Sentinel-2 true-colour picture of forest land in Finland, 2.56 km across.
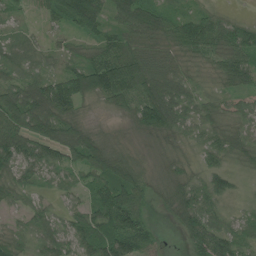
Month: June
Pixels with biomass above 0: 93%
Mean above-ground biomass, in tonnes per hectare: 65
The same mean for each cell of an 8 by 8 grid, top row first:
22 41 135 56 107 68 69 20
50 29 31 72 64 56 82 114
52 72 108 128 103 75 21 70
102 117 42 32 116 89 45 36
111 89 92 24 25 43 60 52
51 27 33 90 43 61 70 25
31 36 49 132 62 76 80 16
40 64 71 121 71 8 119 56
